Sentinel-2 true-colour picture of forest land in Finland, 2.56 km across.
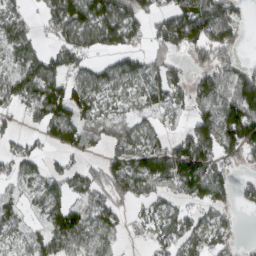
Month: March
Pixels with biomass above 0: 72%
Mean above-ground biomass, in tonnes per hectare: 81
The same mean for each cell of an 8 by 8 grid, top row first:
57 76 147 131 84 112 154 55
67 43 95 86 58 78 128 45
104 121 74 78 87 75 95 105
47 117 104 46 48 58 85 153
40 42 95 49 90 85 123 128
55 57 74 97 141 153 156 27
36 71 71 82 52 55 77 32
45 77 79 47 29 91 82 29
